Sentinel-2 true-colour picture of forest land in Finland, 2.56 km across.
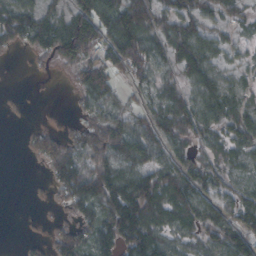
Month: October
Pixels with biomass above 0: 71%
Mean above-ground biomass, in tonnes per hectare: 55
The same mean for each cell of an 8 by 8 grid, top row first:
86 58 88 92 85 71 42 27
30 74 93 87 82 82 56 22
0 3 56 51 39 42 66 26
2 3 25 47 43 74 73 61
0 50 60 89 76 52 43 56
0 26 96 94 80 70 48 35
0 8 74 113 126 79 29 68
1 25 52 90 105 42 49 69
